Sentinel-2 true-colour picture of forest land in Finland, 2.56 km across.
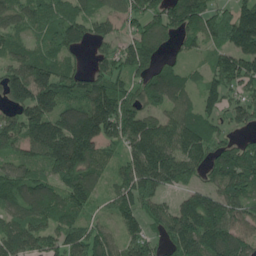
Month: May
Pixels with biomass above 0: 88%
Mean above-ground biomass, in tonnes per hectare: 137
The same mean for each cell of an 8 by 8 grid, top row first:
99 112 133 91 164 166 137 168
87 93 76 89 191 55 79 189
202 226 129 157 107 93 91 166
123 181 170 239 120 99 107 103
123 183 250 95 194 142 144 92
130 110 176 68 200 146 97 199
97 124 110 72 137 127 230 139
163 102 153 109 133 164 196 142
